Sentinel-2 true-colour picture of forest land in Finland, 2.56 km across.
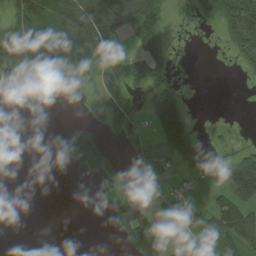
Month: August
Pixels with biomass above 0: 40%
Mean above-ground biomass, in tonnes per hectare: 43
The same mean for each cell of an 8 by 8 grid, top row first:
55 98 106 149 133 2 46 147
14 55 98 54 58 4 0 73
30 33 27 60 33 11 0 4
9 0 4 51 32 117 0 0
0 1 157 8 15 99 10 9
0 0 12 27 21 11 24 125
0 0 0 27 73 56 52 106
0 0 0 3 167 25 107 125
